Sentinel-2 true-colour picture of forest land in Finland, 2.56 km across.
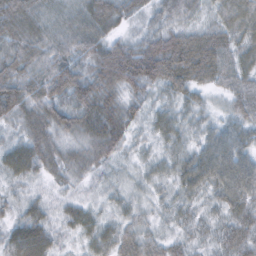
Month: February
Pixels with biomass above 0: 98%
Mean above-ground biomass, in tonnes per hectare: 51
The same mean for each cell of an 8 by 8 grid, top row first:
87 51 60 60 26 42 29 75
67 59 61 62 62 112 108 55
73 74 65 74 72 84 60 56
63 62 66 62 31 35 26 50
38 55 41 55 18 35 52 52
36 30 31 18 23 47 74 89
24 26 32 22 20 33 26 60
59 45 26 50 47 32 26 60
